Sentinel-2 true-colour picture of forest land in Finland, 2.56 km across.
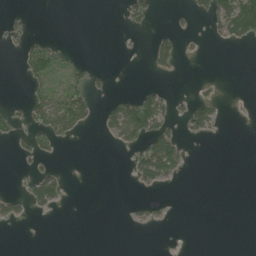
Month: June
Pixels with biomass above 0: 18%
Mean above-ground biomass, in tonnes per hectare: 20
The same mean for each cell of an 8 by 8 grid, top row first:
10 0 0 0 28 7 39 114
13 40 4 0 3 42 4 7
1 54 39 9 2 3 7 0
12 81 63 54 122 24 61 1
23 31 2 14 62 73 2 0
3 52 0 0 62 32 0 0
31 27 0 0 12 1 0 0
0 0 0 0 0 0 0 0
